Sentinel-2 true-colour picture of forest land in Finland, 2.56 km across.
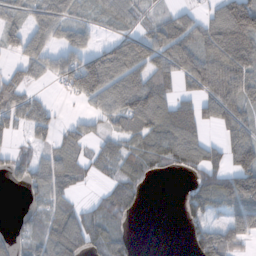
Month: November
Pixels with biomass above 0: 68%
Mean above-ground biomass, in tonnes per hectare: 72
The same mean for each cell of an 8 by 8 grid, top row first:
46 82 35 54 31 56 54 169
46 55 61 63 93 116 99 143
65 34 133 114 109 69 135 123
85 42 18 77 153 105 65 86
23 43 53 51 86 118 68 100
41 87 48 46 52 21 94 142
4 58 43 85 12 9 74 108
32 72 100 84 1 0 144 87
